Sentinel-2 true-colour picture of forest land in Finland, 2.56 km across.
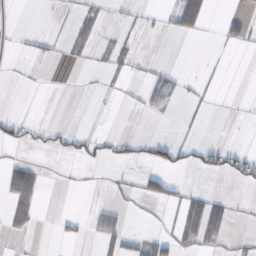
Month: October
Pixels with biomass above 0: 16%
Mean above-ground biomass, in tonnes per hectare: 10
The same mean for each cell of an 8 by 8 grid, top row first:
0 1 12 1 4 37 26 16
0 3 12 12 1 0 1 9
0 0 0 3 11 9 6 0
2 0 0 0 10 4 4 0
16 11 15 11 17 22 17 3
54 3 1 4 21 8 10 22
41 0 0 15 2 14 49 1
5 0 6 33 20 24 32 5
